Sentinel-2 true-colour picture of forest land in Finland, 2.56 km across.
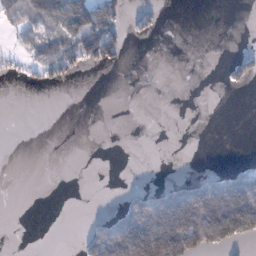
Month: January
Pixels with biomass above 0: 25%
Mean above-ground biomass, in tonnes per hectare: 51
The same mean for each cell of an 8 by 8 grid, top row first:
74 117 96 96 40 0 0 0
20 73 136 90 0 0 0 6
11 44 11 0 0 0 0 49
0 0 0 0 0 0 0 0
0 0 0 0 0 0 0 0
0 0 0 0 0 13 57 109
0 0 0 11 208 280 288 289
0 0 25 281 281 302 165 83
